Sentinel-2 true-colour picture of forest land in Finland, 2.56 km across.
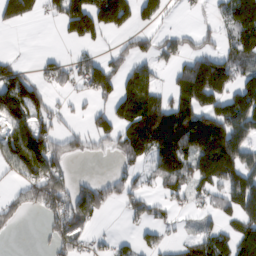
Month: February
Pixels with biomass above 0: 56%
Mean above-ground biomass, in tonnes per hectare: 91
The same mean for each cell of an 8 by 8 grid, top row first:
83 39 157 143 79 7 16 150
1 3 34 30 53 68 53 136
96 52 81 111 121 80 212 108
137 79 22 85 168 173 139 175
181 113 52 61 149 195 235 137
67 178 21 49 47 117 147 144
66 104 153 40 71 41 39 119
3 41 77 25 33 28 92 117
